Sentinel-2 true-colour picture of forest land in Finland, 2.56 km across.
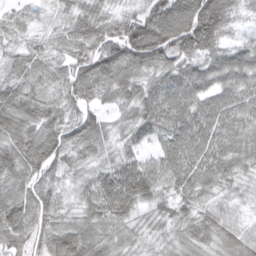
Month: March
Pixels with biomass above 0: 98%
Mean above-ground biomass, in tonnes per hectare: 70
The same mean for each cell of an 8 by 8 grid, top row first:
32 17 55 49 80 131 142 40
41 43 66 92 139 109 86 47
58 51 89 88 72 85 71 79
92 66 74 38 78 96 79 74
88 98 73 48 59 82 88 73
76 71 39 75 95 89 77 51
82 70 43 86 48 51 49 29
68 76 83 56 35 47 52 56
